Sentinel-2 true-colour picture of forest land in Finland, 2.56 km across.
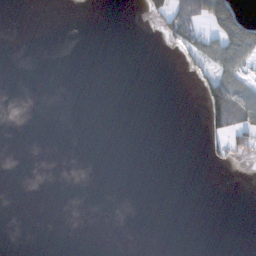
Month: November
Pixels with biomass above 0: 10%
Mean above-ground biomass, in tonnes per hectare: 12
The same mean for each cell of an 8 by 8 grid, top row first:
0 0 0 0 14 95 91 60
0 0 0 0 0 24 46 90
0 0 0 0 0 0 52 46
0 0 0 0 0 0 73 93
0 0 0 0 0 0 21 48
0 0 0 0 0 0 0 0
0 0 0 0 0 0 0 0
0 0 0 0 0 0 0 0
